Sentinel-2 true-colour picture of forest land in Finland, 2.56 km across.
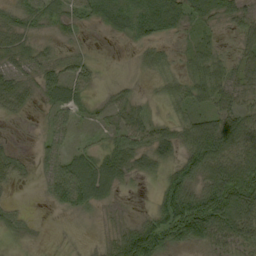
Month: September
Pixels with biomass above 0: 78%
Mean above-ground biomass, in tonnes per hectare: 41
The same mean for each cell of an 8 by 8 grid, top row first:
30 39 42 42 53 59 53 41
46 19 11 2 24 18 41 30
39 44 44 7 8 35 70 43
22 23 25 33 28 24 42 53
8 29 14 35 61 55 101 77
28 41 90 65 29 48 69 94
13 9 37 12 9 91 118 106
10 2 4 25 104 53 56 63
